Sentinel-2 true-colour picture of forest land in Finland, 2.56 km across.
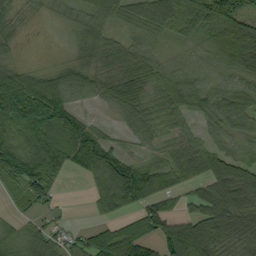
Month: September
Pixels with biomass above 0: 81%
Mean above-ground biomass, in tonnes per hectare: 64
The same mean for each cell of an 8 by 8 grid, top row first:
22 15 32 47 60 85 96 103
14 3 45 54 45 16 49 88
96 59 62 63 73 56 36 42
185 167 44 21 55 62 48 60
81 125 153 46 28 43 42 39
135 133 24 125 93 67 75 95
27 23 0 56 67 30 67 95
55 49 31 39 55 116 103 71
